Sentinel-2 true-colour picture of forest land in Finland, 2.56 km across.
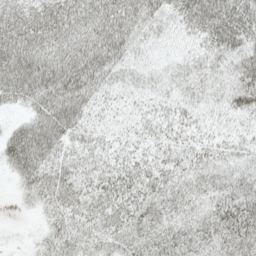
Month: May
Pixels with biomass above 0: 88%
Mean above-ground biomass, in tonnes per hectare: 40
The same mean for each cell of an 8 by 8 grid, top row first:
60 63 58 68 63 46 67 71
74 59 60 73 30 17 35 46
75 71 75 40 29 29 29 44
18 59 49 19 19 22 22 37
59 53 26 19 19 21 22 24
26 42 36 36 36 31 33 34
4 26 32 39 38 34 31 51
2 25 33 35 42 41 39 50
